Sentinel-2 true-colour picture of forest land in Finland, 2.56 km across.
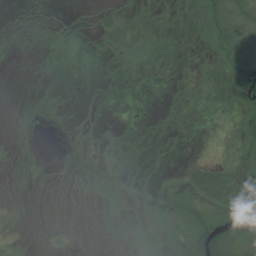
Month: July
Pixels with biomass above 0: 39%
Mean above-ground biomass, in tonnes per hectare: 11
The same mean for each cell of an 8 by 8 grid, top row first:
3 3 4 36 16 4 20 35
6 2 2 44 31 0 6 27
1 2 0 3 1 0 2 14
3 9 3 1 0 2 0 7
6 0 17 6 5 1 0 7
4 4 13 15 6 2 75 33
4 0 1 6 7 16 33 35
9 5 1 1 5 10 38 24
